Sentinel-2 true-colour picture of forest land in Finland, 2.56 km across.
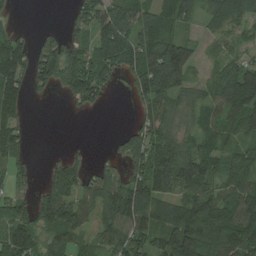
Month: August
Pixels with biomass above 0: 74%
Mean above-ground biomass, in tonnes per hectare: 82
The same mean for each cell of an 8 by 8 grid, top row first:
10 0 84 112 88 90 45 60
98 107 101 122 118 103 20 41
95 102 161 52 114 91 49 118
78 0 32 1 58 54 60 109
73 0 5 14 137 84 64 57
54 67 84 65 132 181 95 93
75 123 99 122 125 87 103 99
137 79 56 88 100 145 94 120
